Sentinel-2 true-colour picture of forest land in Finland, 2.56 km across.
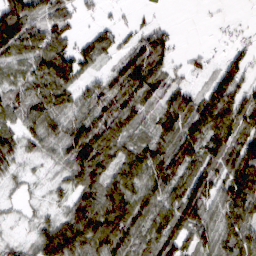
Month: March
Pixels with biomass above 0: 82%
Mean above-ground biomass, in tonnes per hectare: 84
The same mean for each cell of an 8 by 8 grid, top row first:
161 92 36 13 13 0 2 4
102 119 67 62 105 33 11 35
63 112 70 76 147 42 40 76
69 110 78 102 61 130 124 106
86 78 142 99 77 123 116 110
38 29 97 92 115 114 113 150
21 37 106 135 99 114 106 125
26 117 134 138 94 101 83 113
